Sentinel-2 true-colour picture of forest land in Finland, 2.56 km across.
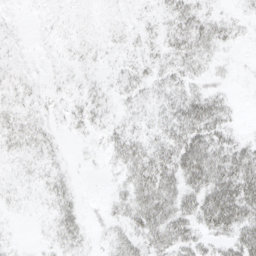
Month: April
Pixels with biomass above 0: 76%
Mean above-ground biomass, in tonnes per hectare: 17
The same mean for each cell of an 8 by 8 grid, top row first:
3 6 6 6 6 21 18 7
5 4 8 6 9 20 20 4
8 5 7 6 15 18 12 2
10 8 16 11 9 25 40 4
10 9 3 18 22 37 41 22
5 11 3 7 37 39 47 52
3 9 12 13 41 38 47 52
3 8 15 14 29 37 20 41
